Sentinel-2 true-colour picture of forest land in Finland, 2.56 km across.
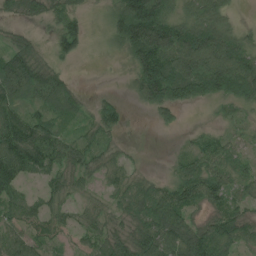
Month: July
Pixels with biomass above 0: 79%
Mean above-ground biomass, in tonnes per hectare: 64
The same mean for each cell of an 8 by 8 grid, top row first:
42 59 41 59 205 79 93 14
59 19 41 19 140 135 151 96
109 81 8 1 125 147 136 132
69 49 38 60 23 40 3 26
103 79 38 24 2 5 50 37
87 52 43 40 27 57 104 60
49 44 29 33 67 103 49 38
56 41 26 60 83 90 129 77
